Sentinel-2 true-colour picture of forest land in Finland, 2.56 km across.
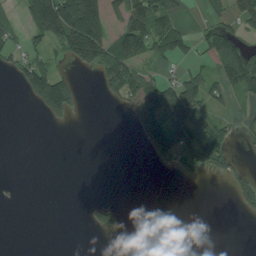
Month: July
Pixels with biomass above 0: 33%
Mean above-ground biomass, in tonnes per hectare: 45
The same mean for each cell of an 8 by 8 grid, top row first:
15 227 221 49 154 51 19 87
40 64 150 101 99 85 40 76
30 155 11 89 72 65 63 125
0 50 12 4 122 115 54 15
0 0 0 0 40 81 116 19
0 0 0 0 0 20 24 35
2 0 2 47 0 0 0 34
0 0 0 1 0 0 0 0
